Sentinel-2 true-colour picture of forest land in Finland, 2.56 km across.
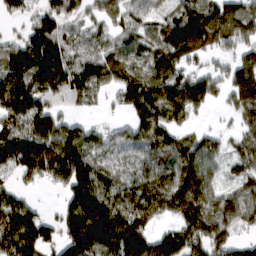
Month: March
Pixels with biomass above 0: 82%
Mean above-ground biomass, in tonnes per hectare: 121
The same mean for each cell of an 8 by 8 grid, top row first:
44 101 77 102 63 90 138 110
111 152 66 77 125 175 95 108
198 166 135 125 167 137 105 135
158 133 31 23 135 141 33 96
148 180 158 97 140 115 94 79
73 102 179 127 116 143 100 79
143 18 208 173 156 124 165 165
186 88 207 174 95 133 145 56
